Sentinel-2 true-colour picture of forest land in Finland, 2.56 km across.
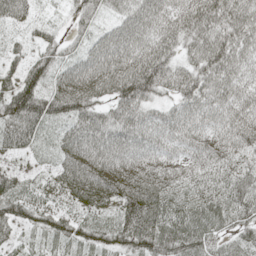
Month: May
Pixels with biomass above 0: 95%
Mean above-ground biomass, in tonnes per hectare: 70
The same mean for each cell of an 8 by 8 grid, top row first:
63 13 41 47 97 79 101 91
29 48 39 89 87 68 104 80
72 67 97 100 121 79 84 69
109 94 86 66 76 65 76 71
74 35 102 90 69 62 64 66
47 29 110 99 85 55 49 57
54 44 50 54 131 63 72 68
26 42 54 60 91 81 59 47
